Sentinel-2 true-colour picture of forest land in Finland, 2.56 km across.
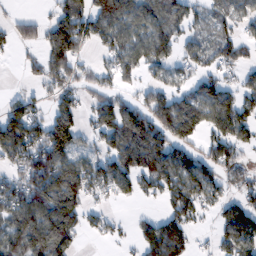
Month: February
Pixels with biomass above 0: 68%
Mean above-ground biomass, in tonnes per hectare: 87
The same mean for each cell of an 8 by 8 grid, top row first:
23 32 98 143 82 79 52 65
39 110 85 81 108 66 75 65
4 88 60 52 49 58 71 50
100 66 62 114 117 149 121 107
157 164 69 86 163 108 71 75
78 181 136 116 116 124 89 73
115 156 101 23 14 94 49 86
98 153 34 23 78 113 17 118
